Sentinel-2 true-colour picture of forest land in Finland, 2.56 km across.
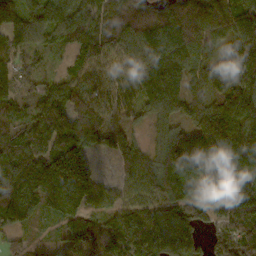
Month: October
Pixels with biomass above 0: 93%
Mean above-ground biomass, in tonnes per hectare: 118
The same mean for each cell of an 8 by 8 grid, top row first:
97 118 108 102 84 140 153 123
102 59 82 98 139 144 85 139
88 51 87 89 138 106 104 136
85 137 123 92 65 75 115 158
137 144 161 100 52 143 164 168
166 215 221 33 125 175 158 136
169 89 143 86 106 141 129 135
48 15 141 122 127 130 70 161
